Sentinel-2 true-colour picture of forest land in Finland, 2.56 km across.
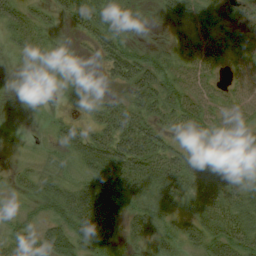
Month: August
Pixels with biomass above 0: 77%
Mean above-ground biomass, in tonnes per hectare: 37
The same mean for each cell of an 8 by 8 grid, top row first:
38 20 49 64 11 22 25 18
22 25 7 56 22 25 36 27
9 6 7 24 57 50 40 39
3 6 10 39 44 59 47 46
13 13 49 63 68 33 52 41
17 29 37 60 66 60 55 35
16 40 77 50 48 30 49 52
48 60 54 37 36 43 52 55
